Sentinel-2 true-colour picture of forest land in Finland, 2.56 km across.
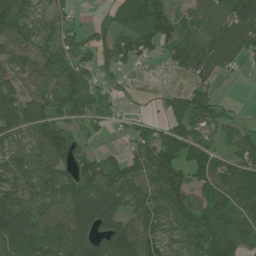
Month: July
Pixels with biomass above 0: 78%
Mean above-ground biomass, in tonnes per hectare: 76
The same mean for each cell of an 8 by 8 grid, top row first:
91 52 11 37 118 76 107 128
45 49 45 62 65 94 129 89
68 59 76 23 4 12 66 7
138 83 64 20 5 49 86 13
76 127 40 9 71 96 45 61
112 109 94 98 103 92 79 84
122 74 143 139 103 89 91 64
125 104 110 113 103 53 81 78
